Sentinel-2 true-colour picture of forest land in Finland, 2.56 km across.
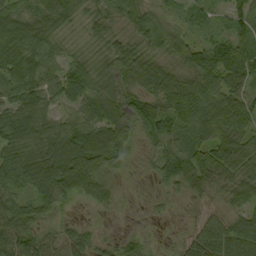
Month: September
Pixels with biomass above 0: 90%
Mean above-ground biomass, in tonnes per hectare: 67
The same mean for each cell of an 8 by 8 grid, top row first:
76 86 47 52 63 28 26 60
95 64 34 67 61 74 55 77
70 64 71 89 78 84 77 68
69 52 61 101 96 67 99 76
83 97 131 116 34 62 89 84
82 119 133 42 11 100 82 83
77 56 14 25 6 11 33 50
102 56 57 22 25 15 101 92
